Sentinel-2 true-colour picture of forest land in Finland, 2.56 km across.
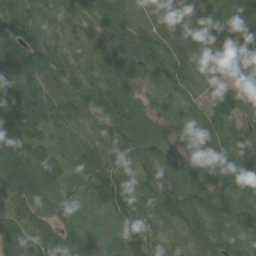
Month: July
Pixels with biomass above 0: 96%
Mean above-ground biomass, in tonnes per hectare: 60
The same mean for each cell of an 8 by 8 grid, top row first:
93 36 61 73 25 67 49 54
82 71 49 98 69 54 60 61
55 55 65 62 41 55 35 75
56 65 67 55 35 32 54 73
102 40 51 66 60 49 57 58
74 74 40 77 64 62 69 72
60 56 44 84 73 82 63 56
70 57 60 40 76 36 59 48
